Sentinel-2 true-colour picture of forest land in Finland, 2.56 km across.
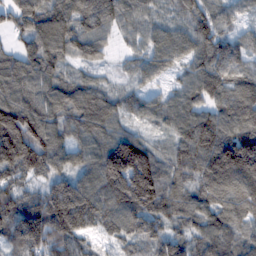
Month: February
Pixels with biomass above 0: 96%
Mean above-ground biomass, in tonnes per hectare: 111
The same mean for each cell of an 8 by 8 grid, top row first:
114 135 110 107 74 80 112 56
73 123 101 33 75 101 123 92
116 102 62 34 60 51 144 106
156 106 103 87 74 96 95 123
177 139 76 136 95 83 150 182
82 90 91 192 238 102 125 167
129 166 189 129 175 105 97 97
103 164 108 64 108 97 118 97
